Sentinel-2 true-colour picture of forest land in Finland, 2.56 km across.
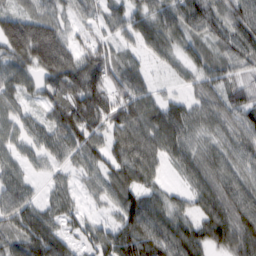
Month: February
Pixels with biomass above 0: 93%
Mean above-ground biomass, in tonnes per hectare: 74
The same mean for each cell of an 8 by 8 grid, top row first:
86 68 41 51 69 87 87 76
129 181 67 57 51 49 51 70
76 91 135 82 52 26 63 50
48 59 134 101 92 73 68 76
47 62 82 76 105 80 50 66
57 31 38 62 68 25 80 66
105 55 35 36 111 57 83 79
68 121 40 84 119 120 95 101
